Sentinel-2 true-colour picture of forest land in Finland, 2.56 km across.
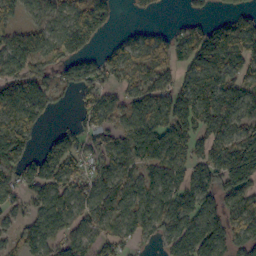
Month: October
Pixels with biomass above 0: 78%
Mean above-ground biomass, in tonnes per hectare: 90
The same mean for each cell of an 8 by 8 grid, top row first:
58 60 108 57 16 8 31 80
135 111 99 37 82 100 162 152
110 75 112 56 97 67 139 95
100 63 39 79 117 138 149 122
99 48 56 70 147 126 95 118
55 103 78 98 69 87 118 171
47 99 87 101 88 110 90 84
52 96 75 72 46 103 145 86
